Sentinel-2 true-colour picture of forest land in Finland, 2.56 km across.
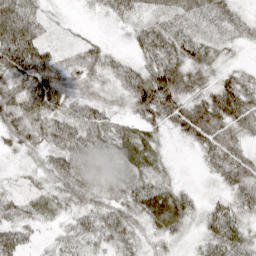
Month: April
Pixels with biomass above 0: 92%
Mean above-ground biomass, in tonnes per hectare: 47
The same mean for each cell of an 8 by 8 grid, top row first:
69 20 7 34 26 39 46 31
82 32 35 19 51 63 39 15
58 76 46 35 81 90 38 44
67 69 65 36 63 75 82 64
40 57 79 49 51 11 70 40
15 43 67 49 52 15 17 62
39 36 42 51 65 75 26 42
52 15 42 49 25 24 40 48
